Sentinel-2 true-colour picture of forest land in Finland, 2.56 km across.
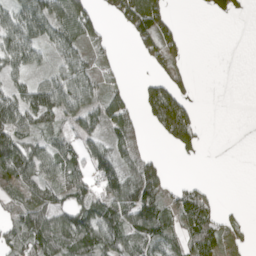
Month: April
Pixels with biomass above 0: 58%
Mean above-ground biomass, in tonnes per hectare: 51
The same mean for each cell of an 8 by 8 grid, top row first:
67 82 93 33 129 15 11 12
92 37 49 13 45 39 0 0
41 47 82 19 23 42 0 0
88 97 74 67 62 195 0 0
89 51 49 57 31 77 5 0
88 54 60 82 83 3 2 0
37 67 66 78 106 49 40 5
52 94 88 70 76 43 72 14
